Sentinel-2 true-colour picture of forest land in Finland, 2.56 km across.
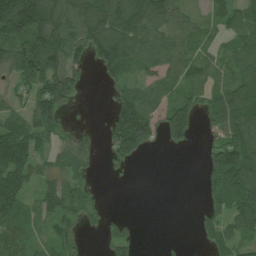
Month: July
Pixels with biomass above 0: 68%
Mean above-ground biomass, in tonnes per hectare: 70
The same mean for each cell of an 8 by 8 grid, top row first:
206 117 111 127 114 82 39 67
111 150 71 132 87 83 34 70
51 114 50 50 47 58 62 87
49 91 2 81 120 120 63 130
128 38 43 91 108 53 39 135
103 38 40 10 0 0 56 149
85 51 52 1 0 0 54 136
62 41 22 47 1 2 44 87
